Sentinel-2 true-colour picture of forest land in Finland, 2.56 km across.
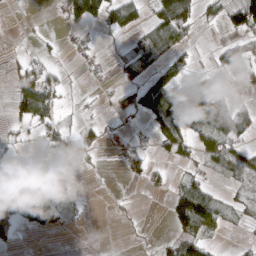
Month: March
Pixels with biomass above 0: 43%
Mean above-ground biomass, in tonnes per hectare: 41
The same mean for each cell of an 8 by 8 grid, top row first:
0 3 92 58 35 135 27 94
3 10 13 7 59 64 8 54
44 73 5 7 57 65 26 13
37 83 11 17 77 115 133 46
15 82 54 9 11 70 53 44
82 24 5 0 40 15 23 41
133 87 8 4 2 85 99 26
34 1 0 0 3 71 44 8
